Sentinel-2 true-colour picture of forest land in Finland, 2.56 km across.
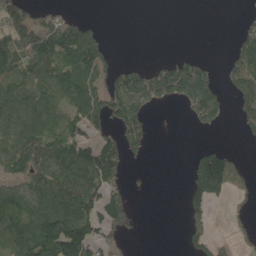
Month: May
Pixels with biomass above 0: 51%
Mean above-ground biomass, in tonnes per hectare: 82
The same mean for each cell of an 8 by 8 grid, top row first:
112 66 20 0 0 0 0 10
152 141 151 19 0 2 0 80
119 109 121 78 112 156 69 104
111 124 119 121 81 3 106 57
122 128 140 86 75 0 30 9
101 149 193 135 4 0 282 63
129 154 171 138 3 0 84 17
147 183 188 61 4 1 93 24
